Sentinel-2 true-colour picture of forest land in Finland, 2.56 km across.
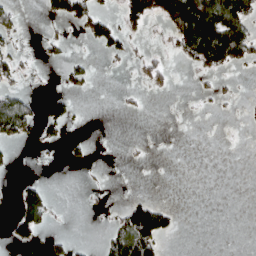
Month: April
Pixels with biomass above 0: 21%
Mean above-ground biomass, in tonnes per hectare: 24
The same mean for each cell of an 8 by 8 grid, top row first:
19 22 60 26 94 114 115 98
19 15 2 41 5 31 117 84
24 1 28 0 13 5 9 4
93 36 7 1 4 0 2 3
29 20 9 0 2 0 0 0
7 1 1 1 0 0 0 0
32 54 0 6 66 14 0 0
40 14 3 41 117 9 0 0
